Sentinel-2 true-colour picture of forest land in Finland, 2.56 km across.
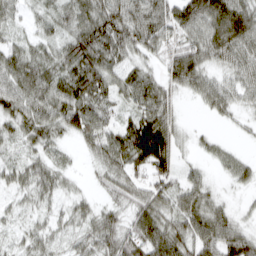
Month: March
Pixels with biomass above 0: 87%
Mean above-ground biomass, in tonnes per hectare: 55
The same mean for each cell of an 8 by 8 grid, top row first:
31 37 67 84 84 78 103 108
44 38 91 77 52 53 86 78
72 73 94 53 55 64 49 53
62 63 89 36 63 31 23 25
30 47 25 70 151 57 19 8
37 53 12 44 47 50 21 34
22 29 32 37 65 57 59 15
23 38 37 67 79 80 74 79
